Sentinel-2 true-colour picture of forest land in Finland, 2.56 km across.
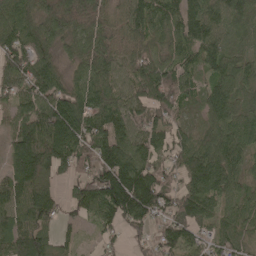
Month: May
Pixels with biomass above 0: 91%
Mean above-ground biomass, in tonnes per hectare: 96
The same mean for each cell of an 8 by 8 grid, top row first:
133 136 154 71 103 95 100 97
136 97 76 99 83 88 101 54
122 100 74 93 130 110 69 73
69 145 129 118 86 84 73 73
105 159 113 147 83 70 98 88
123 99 66 164 120 60 110 69
113 91 72 136 140 90 58 69
145 95 33 36 37 81 56 53
